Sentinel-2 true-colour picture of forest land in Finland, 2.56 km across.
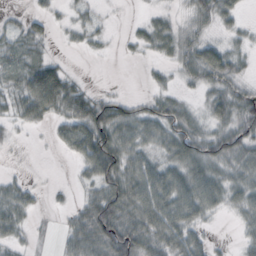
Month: October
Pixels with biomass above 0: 70%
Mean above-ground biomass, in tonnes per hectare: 36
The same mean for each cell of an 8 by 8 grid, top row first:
8 19 13 3 8 13 36 23
33 11 9 4 18 31 47 18
29 96 11 0 4 14 46 27
30 51 64 53 33 44 32 50
5 5 65 88 43 60 51 62
9 1 17 72 65 57 63 45
42 6 27 87 75 81 46 35
20 3 55 87 68 59 19 16
